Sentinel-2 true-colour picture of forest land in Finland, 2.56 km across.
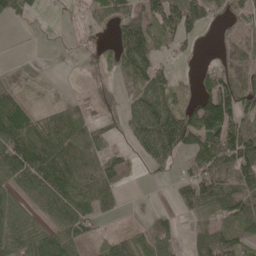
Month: May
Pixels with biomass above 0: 68%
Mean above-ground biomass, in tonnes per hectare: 63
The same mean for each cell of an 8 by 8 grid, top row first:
44 10 20 73 88 129 70 46
0 3 13 34 97 37 5 62
30 10 7 19 75 37 53 88
90 37 26 13 99 67 184 115
120 98 77 24 69 88 126 155
84 119 100 71 9 24 102 109
48 58 93 34 4 26 76 112
80 98 54 56 52 31 91 70
